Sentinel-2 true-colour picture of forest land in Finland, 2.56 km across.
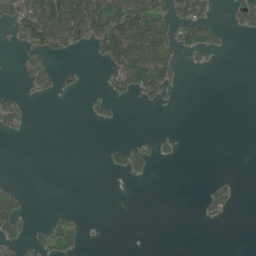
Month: June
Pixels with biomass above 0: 23%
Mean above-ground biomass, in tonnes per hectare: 24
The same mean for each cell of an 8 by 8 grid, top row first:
53 107 119 141 114 61 30 25
10 62 25 97 127 59 40 0
3 33 11 23 102 32 0 0
32 0 1 9 2 1 0 0
0 0 0 11 13 8 0 0
0 0 0 8 13 0 1 2
40 2 2 0 0 0 17 4
26 47 32 0 0 0 0 0
